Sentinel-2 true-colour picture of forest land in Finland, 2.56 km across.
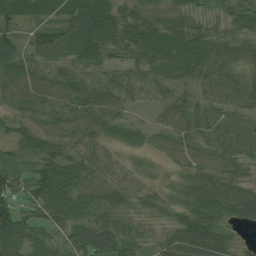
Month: August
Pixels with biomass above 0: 94%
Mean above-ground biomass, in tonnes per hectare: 62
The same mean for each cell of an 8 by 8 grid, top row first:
44 40 78 64 63 58 31 58
60 86 85 61 88 93 78 65
70 67 60 58 54 64 46 49
47 65 74 65 13 77 56 34
47 60 46 36 38 69 64 45
59 96 73 47 28 28 67 55
72 83 70 70 51 51 90 78
75 62 93 90 48 78 98 30
